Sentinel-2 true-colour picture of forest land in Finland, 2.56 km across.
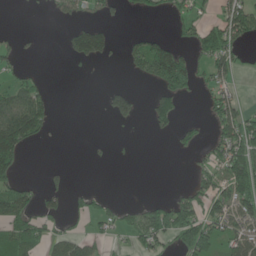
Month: June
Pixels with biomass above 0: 36%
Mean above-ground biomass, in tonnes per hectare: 46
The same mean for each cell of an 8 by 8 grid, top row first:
0 6 40 24 25 22 18 107
17 0 77 32 93 48 95 33
29 7 3 1 43 110 35 20
128 65 0 68 16 74 21 71
161 7 0 5 0 22 34 129
44 10 0 0 0 0 52 147
102 31 25 26 54 96 70 89
107 47 53 20 62 62 102 70
